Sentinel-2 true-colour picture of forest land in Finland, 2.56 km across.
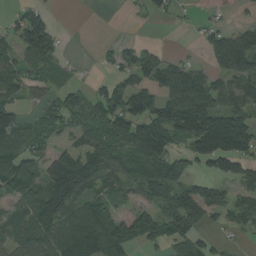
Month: August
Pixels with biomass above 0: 67%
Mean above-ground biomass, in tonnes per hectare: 76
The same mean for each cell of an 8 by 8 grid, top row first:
38 40 0 0 16 16 60 23
73 98 1 18 34 6 55 125
78 45 14 41 63 118 80 95
82 54 72 108 104 143 146 100
90 45 68 87 156 61 158 145
123 100 173 86 85 123 54 78
60 126 96 55 77 95 101 84
68 100 108 116 73 74 39 14
